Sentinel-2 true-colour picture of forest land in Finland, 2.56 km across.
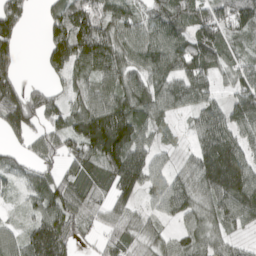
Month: April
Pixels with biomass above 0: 82%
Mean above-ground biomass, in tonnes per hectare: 85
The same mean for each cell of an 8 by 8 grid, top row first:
110 56 113 96 63 103 105 102
76 79 135 110 95 109 121 58
85 39 64 106 99 109 59 81
138 100 86 118 88 59 73 107
41 64 103 167 81 24 105 105
52 57 85 95 102 59 134 159
20 100 62 66 34 78 72 134
66 153 44 63 50 45 66 29
